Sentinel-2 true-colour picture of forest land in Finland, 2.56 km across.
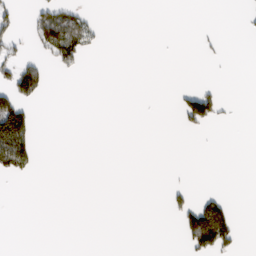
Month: March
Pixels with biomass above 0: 11%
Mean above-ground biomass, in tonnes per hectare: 16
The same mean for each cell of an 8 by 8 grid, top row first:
23 62 43 0 0 0 0 2
28 59 65 0 0 0 5 0
84 22 2 0 0 0 2 0
104 0 0 0 0 17 94 1
120 0 0 0 0 0 0 0
33 0 0 0 0 1 0 0
0 0 0 0 0 33 91 3
0 0 0 0 0 5 127 23
